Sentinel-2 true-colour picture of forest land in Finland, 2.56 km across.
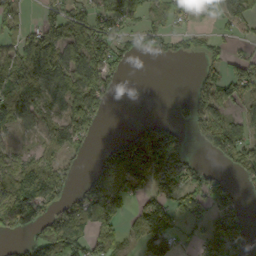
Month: October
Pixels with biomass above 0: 61%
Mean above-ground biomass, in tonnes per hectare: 68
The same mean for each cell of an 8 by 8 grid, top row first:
51 48 74 97 55 58 23 72
74 129 106 77 41 37 34 15
105 116 109 51 0 0 61 100
98 72 114 11 0 24 88 52
33 58 54 27 120 81 66 98
104 83 19 91 97 102 55 49
132 66 75 82 86 80 73 37
23 108 92 58 109 69 96 52
